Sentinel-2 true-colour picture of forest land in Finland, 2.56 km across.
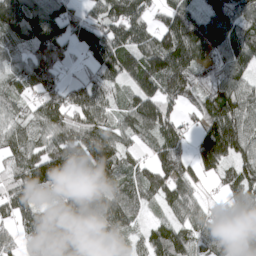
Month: April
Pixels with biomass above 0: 90%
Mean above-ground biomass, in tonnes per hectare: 108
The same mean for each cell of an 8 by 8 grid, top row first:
167 156 85 117 92 136 107 122
86 189 75 156 121 183 131 123
68 112 65 91 123 154 107 94
65 122 120 65 145 69 137 152
98 95 128 122 50 123 178 157
105 142 94 92 96 127 52 105
99 92 152 97 49 87 39 82
62 155 130 48 58 115 77 85
